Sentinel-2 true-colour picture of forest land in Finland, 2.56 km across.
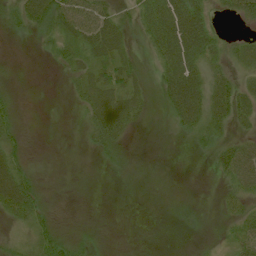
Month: July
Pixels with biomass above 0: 61%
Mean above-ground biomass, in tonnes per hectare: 26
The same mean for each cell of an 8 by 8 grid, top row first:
33 57 69 44 49 95 40 29
1 15 39 51 14 97 52 28
8 0 32 40 14 88 46 25
18 0 13 62 18 47 56 42
24 1 4 33 0 1 24 30
54 3 0 4 2 1 4 46
50 18 2 0 1 5 1 22
18 37 16 3 1 1 7 32
